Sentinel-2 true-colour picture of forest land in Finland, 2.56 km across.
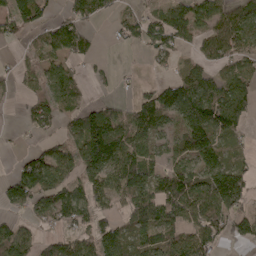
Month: May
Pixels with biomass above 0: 68%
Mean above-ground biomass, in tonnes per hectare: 76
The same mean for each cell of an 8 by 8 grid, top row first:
78 39 76 36 61 100 86 74
16 81 68 8 50 64 63 67
40 92 44 18 10 75 84 95
8 72 72 70 100 115 150 109
9 41 104 173 87 62 123 26
60 114 86 95 116 113 133 93
40 90 94 50 123 112 134 76
100 38 76 107 77 86 82 51
